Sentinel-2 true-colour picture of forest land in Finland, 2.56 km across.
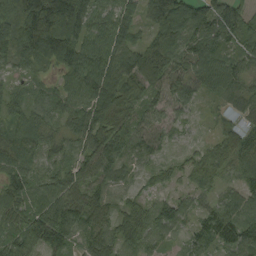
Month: August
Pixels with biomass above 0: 94%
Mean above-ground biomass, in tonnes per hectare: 76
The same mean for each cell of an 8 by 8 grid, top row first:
93 235 154 73 63 149 91 66
94 163 114 87 97 86 81 57
42 34 100 115 107 79 84 66
53 55 73 111 61 47 9 50
83 49 63 110 61 18 33 72
85 53 68 61 25 31 66 51
81 124 91 52 58 73 37 57
92 143 48 69 72 26 54 78
